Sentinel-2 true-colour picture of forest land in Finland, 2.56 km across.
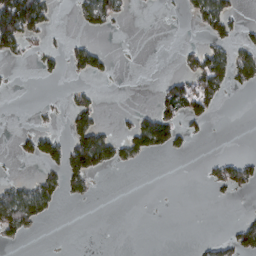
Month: February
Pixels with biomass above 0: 22%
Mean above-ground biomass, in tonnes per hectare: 21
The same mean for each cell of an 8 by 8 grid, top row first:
154 43 21 41 0 1 55 11
35 11 27 5 0 4 31 28
1 8 8 5 0 29 59 29
0 5 40 2 24 47 29 0
13 49 71 49 57 34 3 0
7 26 43 2 0 0 13 43
83 30 0 0 0 0 0 1
11 0 0 0 0 0 10 39
